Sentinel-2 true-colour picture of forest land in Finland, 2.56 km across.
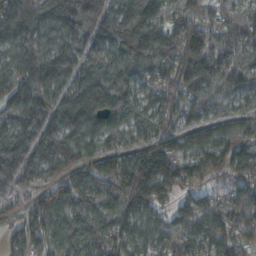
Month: October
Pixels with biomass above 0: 94%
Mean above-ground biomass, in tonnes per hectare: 143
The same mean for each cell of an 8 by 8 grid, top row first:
223 169 273 182 238 89 83 91
133 102 146 160 236 201 193 125
127 164 155 163 106 187 215 145
161 191 240 171 84 119 83 62
216 166 136 80 109 100 126 93
148 97 143 193 276 161 100 100
40 172 171 161 183 119 99 119
89 124 127 132 86 94 108 99
